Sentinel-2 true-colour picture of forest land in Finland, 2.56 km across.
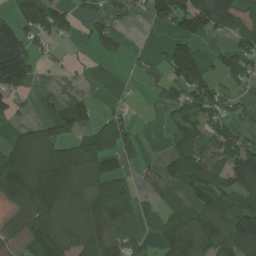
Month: July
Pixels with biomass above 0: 63%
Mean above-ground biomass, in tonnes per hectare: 91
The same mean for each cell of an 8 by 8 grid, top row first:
80 128 39 44 36 145 158 132
174 29 4 46 3 96 48 75
159 7 10 33 32 95 96 50
36 45 82 28 2 67 101 48
101 128 119 120 30 73 120 102
181 223 154 94 33 91 135 176
71 190 123 156 35 73 122 117
46 138 140 120 34 151 138 147
